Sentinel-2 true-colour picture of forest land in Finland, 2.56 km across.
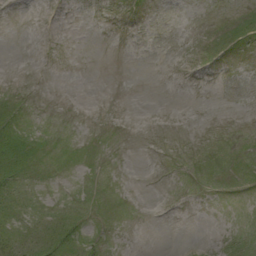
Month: September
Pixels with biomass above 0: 19%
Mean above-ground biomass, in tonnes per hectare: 3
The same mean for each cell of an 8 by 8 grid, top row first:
0 0 0 0 0 0 0 6
0 0 0 0 0 0 3 5
0 0 0 0 0 0 0 0
9 0 0 0 0 0 0 0
25 4 0 0 0 0 0 0
20 3 0 0 0 0 0 1
17 6 5 3 0 0 0 0
17 20 18 3 0 0 0 4
